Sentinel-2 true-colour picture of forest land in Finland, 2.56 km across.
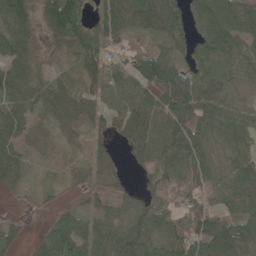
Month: May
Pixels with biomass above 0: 85%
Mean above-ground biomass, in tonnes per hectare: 58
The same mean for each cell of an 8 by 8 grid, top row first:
80 76 67 59 88 69 91 90
86 21 75 44 39 46 76 70
79 32 36 45 78 83 66 43
61 46 48 54 76 102 72 54
56 21 22 36 58 90 61 50
38 4 25 34 39 58 56 67
3 11 27 39 67 47 55 69
34 59 101 92 87 80 91 92
